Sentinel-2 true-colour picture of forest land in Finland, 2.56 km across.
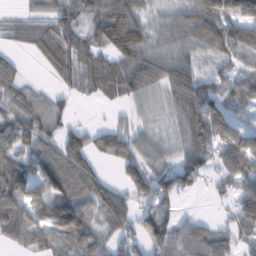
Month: February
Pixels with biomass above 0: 78%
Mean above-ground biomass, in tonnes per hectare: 70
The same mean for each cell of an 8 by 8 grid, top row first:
16 47 86 113 44 43 102 107
22 54 88 92 74 58 69 116
55 16 78 96 92 82 46 50
79 73 3 12 36 61 117 33
77 62 58 73 57 49 103 78
106 97 90 16 92 93 40 104
112 114 92 95 57 49 5 89
50 72 104 45 82 114 105 65
